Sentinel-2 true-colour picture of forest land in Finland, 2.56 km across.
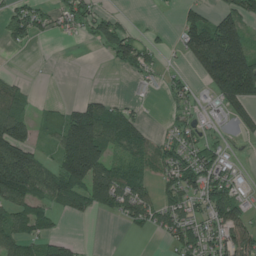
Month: July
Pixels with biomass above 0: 55%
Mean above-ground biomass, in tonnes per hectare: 65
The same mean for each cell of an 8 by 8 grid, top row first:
68 50 73 37 1 20 61 93
18 1 4 72 60 22 208 159
20 2 0 0 30 25 86 257
68 31 91 72 13 26 20 83
160 32 198 71 69 62 46 10
210 89 154 105 51 90 88 25
74 50 53 61 82 72 80 67
79 62 12 0 5 75 74 102
